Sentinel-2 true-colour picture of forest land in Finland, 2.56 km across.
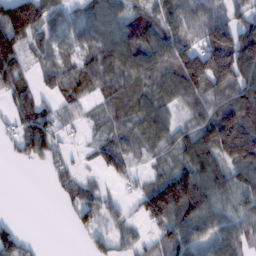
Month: February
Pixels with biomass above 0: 77%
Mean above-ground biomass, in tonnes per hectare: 82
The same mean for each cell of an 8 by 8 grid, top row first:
182 91 64 87 75 86 80 53
143 48 64 120 130 116 151 171
107 45 99 78 69 110 170 127
63 61 37 55 80 42 76 172
44 97 14 60 45 72 140 243
0 25 35 33 34 108 107 94
0 0 75 45 89 182 118 92
70 0 9 62 38 117 78 76
